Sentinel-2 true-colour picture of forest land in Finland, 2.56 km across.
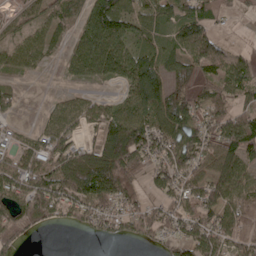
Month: May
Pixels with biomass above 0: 74%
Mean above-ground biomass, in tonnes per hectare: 77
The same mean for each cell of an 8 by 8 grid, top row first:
25 52 37 148 64 57 63 18
57 45 75 122 61 58 85 14
17 2 31 53 153 63 63 91
24 28 73 59 89 120 77 59
34 73 51 161 123 113 90 133
111 128 212 195 59 91 87 95
119 134 94 91 65 73 102 100
58 0 4 42 50 64 117 69
